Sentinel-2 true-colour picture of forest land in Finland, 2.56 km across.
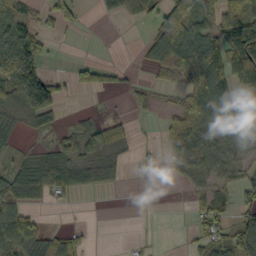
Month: October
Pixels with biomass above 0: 54%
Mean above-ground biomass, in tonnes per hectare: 46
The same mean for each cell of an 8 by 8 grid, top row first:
40 34 20 21 36 118 62 78
105 24 1 1 31 142 95 131
131 89 30 25 10 64 162 78
49 84 6 3 14 43 110 78
16 17 49 51 11 55 38 44
67 88 46 28 14 9 29 33
67 10 2 0 0 0 47 45
93 56 27 0 4 0 38 63
